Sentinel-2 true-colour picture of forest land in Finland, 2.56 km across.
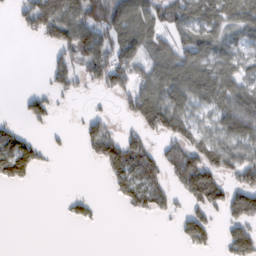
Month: February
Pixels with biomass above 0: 50%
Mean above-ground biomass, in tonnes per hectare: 44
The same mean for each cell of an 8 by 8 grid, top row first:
20 116 104 91 70 63 77 71
0 26 96 80 54 64 68 45
0 22 37 74 54 82 82 61
5 31 5 10 78 77 41 84
66 10 17 59 44 44 51 61
55 0 0 42 78 47 92 46
0 0 20 1 36 21 57 68
0 0 0 0 0 14 41 70
